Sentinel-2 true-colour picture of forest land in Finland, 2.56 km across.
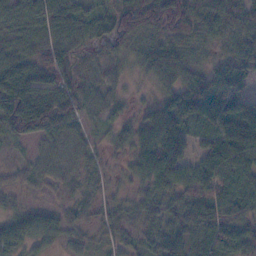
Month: November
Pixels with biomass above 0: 93%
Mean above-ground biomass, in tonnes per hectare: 52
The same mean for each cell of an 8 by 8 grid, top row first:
65 76 53 33 80 101 56 59
47 60 48 37 42 61 25 56
80 65 50 33 16 53 70 63
104 118 54 27 26 73 73 51
27 45 39 20 63 69 47 83
23 40 30 12 48 61 87 81
25 25 29 27 45 55 77 73
47 33 22 23 34 57 62 80
